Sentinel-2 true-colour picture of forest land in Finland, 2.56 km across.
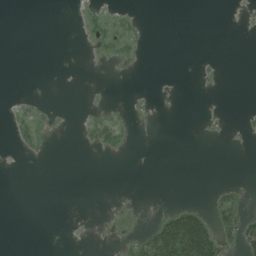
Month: July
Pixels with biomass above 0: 10%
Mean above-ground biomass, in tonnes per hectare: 7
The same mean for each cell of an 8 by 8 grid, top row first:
0 0 4 10 2 0 0 1
0 0 1 12 5 0 0 0
0 0 0 0 0 0 2 0
6 2 1 2 1 0 2 2
7 3 2 12 0 0 0 2
0 0 0 0 0 0 0 0
0 0 0 0 0 21 17 21
0 0 0 1 28 150 108 44
